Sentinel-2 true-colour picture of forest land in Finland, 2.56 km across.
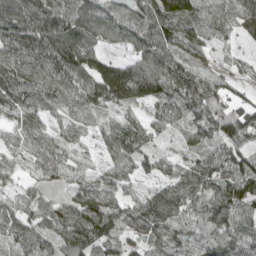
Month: April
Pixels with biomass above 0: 92%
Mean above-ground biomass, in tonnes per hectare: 76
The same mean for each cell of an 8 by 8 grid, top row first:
101 101 112 83 102 112 94 73
81 90 118 39 92 78 47 18
103 89 86 161 157 92 51 24
73 56 67 40 42 65 87 75
46 59 36 77 77 29 63 74
31 46 41 61 40 70 104 118
64 62 110 84 103 97 85 92
69 64 108 72 73 76 58 73
